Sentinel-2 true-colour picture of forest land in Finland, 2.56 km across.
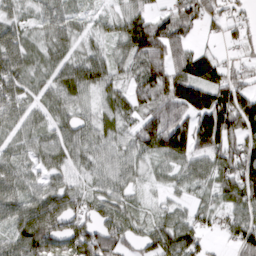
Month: March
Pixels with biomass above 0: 87%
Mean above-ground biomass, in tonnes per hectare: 81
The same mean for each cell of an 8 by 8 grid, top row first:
39 53 34 39 74 117 87 41
83 58 45 40 150 124 30 44
77 53 98 70 127 145 114 71
65 51 41 63 98 142 181 158
53 59 72 56 103 151 140 117
64 52 39 55 32 41 68 138
70 110 72 69 32 37 52 84
77 142 132 128 63 128 42 82
